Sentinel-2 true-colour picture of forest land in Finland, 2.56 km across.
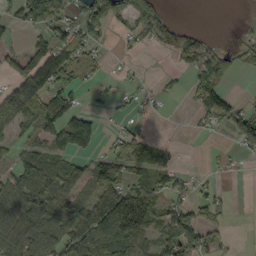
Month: September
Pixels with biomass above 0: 56%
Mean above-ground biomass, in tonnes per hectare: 65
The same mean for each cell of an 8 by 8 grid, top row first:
52 152 54 79 72 8 0 1
32 88 91 15 22 57 50 28
105 134 42 14 10 15 93 10
147 125 65 15 17 0 90 60
50 78 97 38 62 11 2 50
88 117 69 99 66 51 17 8
118 112 67 195 157 72 49 0
111 120 104 132 81 127 57 3
